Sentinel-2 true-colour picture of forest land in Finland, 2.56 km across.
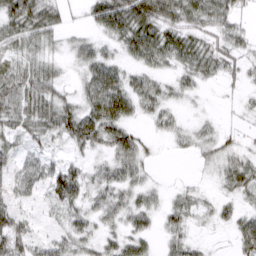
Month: March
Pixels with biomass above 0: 78%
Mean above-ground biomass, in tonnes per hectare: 33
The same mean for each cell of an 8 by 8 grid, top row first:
53 41 9 79 76 54 49 25
30 18 21 17 64 54 40 26
57 46 22 57 33 21 19 17
54 53 57 72 25 16 5 10
28 20 40 54 22 11 21 14
37 45 39 34 21 1 5 43
32 15 30 38 32 28 12 21
54 26 34 23 29 22 5 36
